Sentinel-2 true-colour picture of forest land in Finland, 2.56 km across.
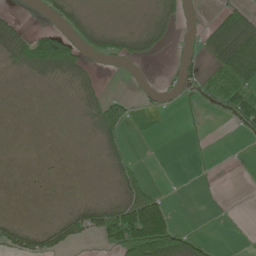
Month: May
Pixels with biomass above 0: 34%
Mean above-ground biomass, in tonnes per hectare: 26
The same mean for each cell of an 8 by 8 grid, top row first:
9 16 22 0 5 36 9 64
57 98 37 34 44 8 53 117
4 31 42 0 0 23 28 89
0 0 17 62 6 2 5 67
0 0 0 36 1 0 0 2
0 0 1 16 12 0 0 0
0 0 28 53 109 5 0 0
41 36 26 60 147 86 14 0
